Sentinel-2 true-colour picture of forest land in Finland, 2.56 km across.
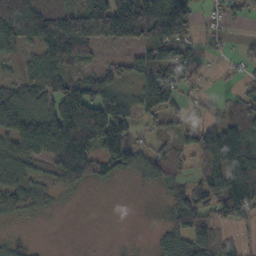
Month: October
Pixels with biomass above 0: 68%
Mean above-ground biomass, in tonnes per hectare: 73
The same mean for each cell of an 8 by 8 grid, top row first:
148 101 71 200 199 145 24 31
47 81 69 31 88 125 14 16
45 71 57 75 82 96 7 29
115 99 204 161 73 52 27 50
94 153 182 141 27 53 118 113
67 54 103 40 43 56 89 128
48 23 1 0 1 74 92 92
17 1 1 2 1 81 127 36
